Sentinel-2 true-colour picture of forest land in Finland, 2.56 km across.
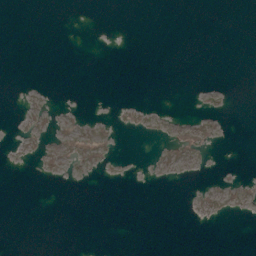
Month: May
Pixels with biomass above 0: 10%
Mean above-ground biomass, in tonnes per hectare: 3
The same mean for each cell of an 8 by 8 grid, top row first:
0 0 0 0 0 0 0 0
0 0 0 0 0 0 0 0
0 0 0 0 0 0 0 0
4 9 4 1 5 1 3 0
2 17 41 20 0 19 12 0
0 10 10 3 1 4 1 2
0 0 0 0 0 0 7 9
0 0 0 1 0 0 0 0
